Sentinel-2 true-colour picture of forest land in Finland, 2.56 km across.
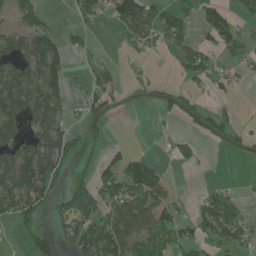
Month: June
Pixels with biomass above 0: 46%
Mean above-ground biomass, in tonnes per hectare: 48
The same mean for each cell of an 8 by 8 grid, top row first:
46 23 23 46 92 39 62 27
72 106 31 1 26 33 38 36
115 98 11 39 16 13 45 12
104 106 26 24 3 27 26 8
83 102 30 16 3 17 8 17
119 104 19 63 129 19 2 0
71 39 91 61 117 67 57 30
8 49 92 86 60 36 48 46
